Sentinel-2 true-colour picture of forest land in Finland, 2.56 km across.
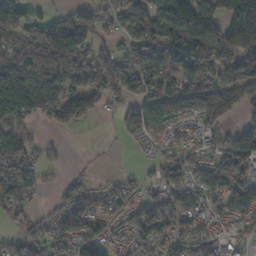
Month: November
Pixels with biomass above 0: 75%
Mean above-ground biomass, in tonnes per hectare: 91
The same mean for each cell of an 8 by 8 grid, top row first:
131 49 89 67 104 67 115 148
144 192 134 56 118 131 128 150
172 149 148 141 112 114 105 109
130 107 155 32 95 49 110 57
103 24 1 6 40 49 35 136
145 17 31 16 22 83 105 132
78 32 111 71 101 97 69 106
61 89 109 53 90 90 76 30
